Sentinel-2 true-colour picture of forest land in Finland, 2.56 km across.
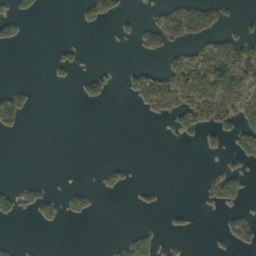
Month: October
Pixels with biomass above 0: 21%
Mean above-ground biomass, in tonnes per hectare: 20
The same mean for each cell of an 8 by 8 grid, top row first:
26 1 15 33 6 67 51 9
9 2 8 0 24 27 49 49
1 4 17 17 49 82 106 84
70 0 0 0 17 49 68 50
0 0 0 0 0 5 17 33
0 0 0 19 0 0 11 20
25 21 20 0 5 5 6 12
4 0 0 5 32 4 2 33
